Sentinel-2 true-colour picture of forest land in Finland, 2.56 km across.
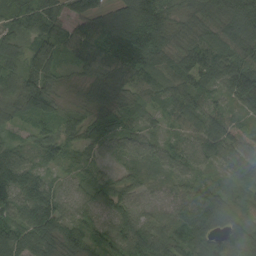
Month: August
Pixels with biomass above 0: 97%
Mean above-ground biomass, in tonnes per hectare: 91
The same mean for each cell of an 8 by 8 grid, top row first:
86 103 83 130 248 76 124 184
72 102 94 145 228 113 116 134
78 87 48 102 88 94 88 193
66 86 44 101 58 62 83 51
52 81 62 78 70 46 89 62
136 59 51 47 67 47 24 54
118 162 61 75 52 48 108 33
124 96 73 59 114 84 97 103
